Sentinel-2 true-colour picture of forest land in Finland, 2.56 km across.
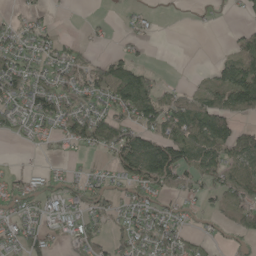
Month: May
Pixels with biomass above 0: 58%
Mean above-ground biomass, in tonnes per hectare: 44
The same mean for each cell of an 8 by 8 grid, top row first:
16 12 0 2 17 1 7 12
43 40 23 7 10 0 0 45
72 39 55 102 59 3 23 93
41 71 51 59 99 68 86 61
8 15 49 79 86 123 106 75
25 24 20 28 93 78 59 71
47 36 37 31 55 26 22 53
49 43 55 39 44 52 24 28
